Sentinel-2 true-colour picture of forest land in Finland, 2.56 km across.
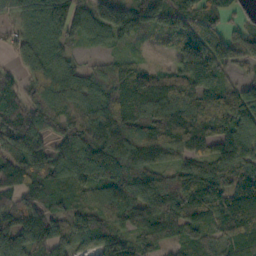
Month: October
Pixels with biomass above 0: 90%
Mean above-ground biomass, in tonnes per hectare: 105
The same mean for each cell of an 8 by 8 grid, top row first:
70 126 101 153 164 125 94 43
72 80 30 34 14 64 119 120
56 114 78 91 94 71 83 51
89 96 101 145 118 141 124 128
111 85 154 198 174 145 100 117
119 121 123 118 120 94 112 108
107 96 116 153 154 136 121 140
129 115 68 102 75 66 72 87
